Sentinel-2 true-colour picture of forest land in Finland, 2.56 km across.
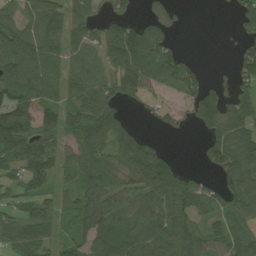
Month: August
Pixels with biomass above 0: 74%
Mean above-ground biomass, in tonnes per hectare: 69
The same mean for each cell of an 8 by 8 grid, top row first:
52 106 69 57 29 22 0 63
94 96 75 112 138 33 0 33
82 88 78 83 116 97 26 57
94 62 82 62 15 29 78 74
120 65 78 84 86 1 48 94
44 76 65 55 122 92 28 94
40 51 65 77 71 101 66 61
76 56 58 90 105 97 73 64
